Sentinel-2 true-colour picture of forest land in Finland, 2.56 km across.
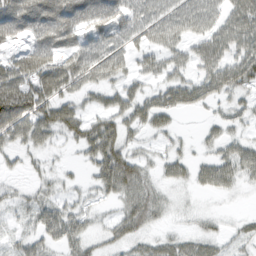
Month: March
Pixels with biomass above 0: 70%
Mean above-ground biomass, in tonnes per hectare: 42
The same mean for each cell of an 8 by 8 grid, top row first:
84 85 77 79 53 56 51 65
28 69 50 50 34 37 54 54
72 76 51 38 27 38 48 61
119 67 39 47 51 40 14 22
36 28 42 66 18 15 19 33
10 19 11 84 39 27 35 38
23 41 26 16 65 10 7 2
21 36 42 26 29 30 32 22
